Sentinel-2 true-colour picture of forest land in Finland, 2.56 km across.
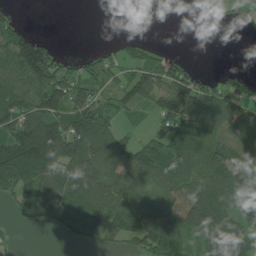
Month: July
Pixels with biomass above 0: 64%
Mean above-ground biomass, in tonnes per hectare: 78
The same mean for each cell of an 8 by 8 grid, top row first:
20 0 0 0 0 0 5 17
134 76 1 22 35 1 0 3
85 139 85 42 104 97 41 57
106 110 103 72 16 171 116 67
151 162 128 117 74 151 116 110
140 96 95 66 93 97 115 115
45 90 116 98 116 108 167 144
8 1 51 41 95 101 119 115
